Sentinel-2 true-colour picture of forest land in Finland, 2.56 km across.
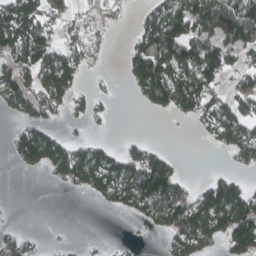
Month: March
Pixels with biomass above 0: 52%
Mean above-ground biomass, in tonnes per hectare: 60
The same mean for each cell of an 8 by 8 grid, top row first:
116 65 27 19 43 119 129 130
100 80 57 11 115 137 102 87
86 96 38 4 126 95 82 52
41 48 24 9 15 50 72 85
57 116 45 21 29 0 12 95
2 25 90 92 125 58 20 27
1 0 0 32 72 112 131 127
33 3 3 3 3 58 57 131
